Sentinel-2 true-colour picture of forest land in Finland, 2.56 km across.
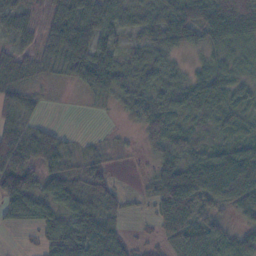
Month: November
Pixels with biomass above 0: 83%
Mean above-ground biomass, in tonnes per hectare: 49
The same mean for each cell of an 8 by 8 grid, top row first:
39 56 83 44 30 44 59 67
23 62 71 49 34 29 32 29
36 14 45 77 42 31 41 26
61 5 1 9 63 41 38 37
89 54 16 11 28 63 34 45
104 55 40 19 12 122 138 133
63 48 65 56 10 116 53 77
1 34 62 67 17 62 68 48
